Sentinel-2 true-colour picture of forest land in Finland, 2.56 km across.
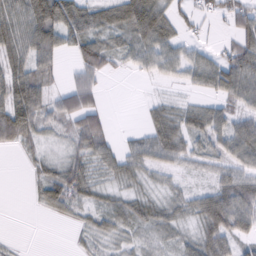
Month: February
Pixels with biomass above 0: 76%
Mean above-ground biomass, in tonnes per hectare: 40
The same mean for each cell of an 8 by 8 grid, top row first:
58 97 73 49 78 23 21 45
60 71 52 35 56 44 18 59
71 31 39 6 14 26 49 73
90 51 75 7 14 38 45 39
39 19 44 29 50 63 40 66
0 38 48 33 31 24 26 48
0 31 36 36 28 27 60 56
4 0 14 28 22 23 60 41
